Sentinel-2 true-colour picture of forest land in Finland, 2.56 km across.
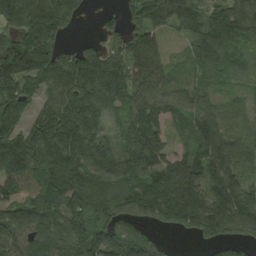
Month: August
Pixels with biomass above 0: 89%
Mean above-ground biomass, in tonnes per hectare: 124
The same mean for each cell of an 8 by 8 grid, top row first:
166 195 53 33 135 117 101 126
148 133 63 82 110 15 127 74
180 163 189 165 117 62 55 34
146 114 187 74 133 88 109 38
177 197 163 97 171 53 138 73
187 140 149 149 151 161 140 96
177 132 174 125 153 181 165 159
129 140 155 148 128 15 93 100
